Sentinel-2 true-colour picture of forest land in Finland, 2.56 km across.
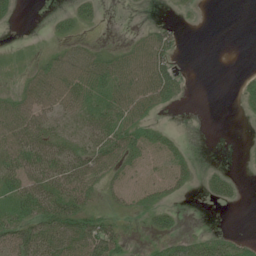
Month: July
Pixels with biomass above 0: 55%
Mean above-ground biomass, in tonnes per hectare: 25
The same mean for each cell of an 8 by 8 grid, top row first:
9 5 25 0 0 4 0 0
4 10 29 14 46 31 0 0
9 48 55 53 65 41 0 8
47 36 32 48 39 5 0 5
50 48 27 51 33 17 0 0
42 50 46 29 20 31 15 6
32 47 45 15 21 11 3 4
46 47 59 57 6 21 29 14
